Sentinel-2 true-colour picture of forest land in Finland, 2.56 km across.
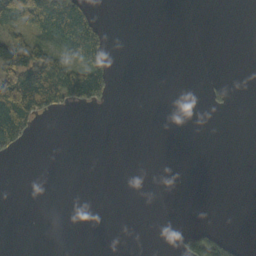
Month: October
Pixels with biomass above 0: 18%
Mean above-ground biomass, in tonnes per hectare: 21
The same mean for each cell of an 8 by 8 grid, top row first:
97 140 84 0 0 0 0 0
119 59 100 16 0 0 0 0
147 110 96 30 0 0 4 0
153 48 9 3 0 0 8 0
44 0 0 0 0 0 0 0
0 0 0 0 0 0 0 0
0 0 0 0 0 0 0 0
0 0 0 0 0 9 62 7
